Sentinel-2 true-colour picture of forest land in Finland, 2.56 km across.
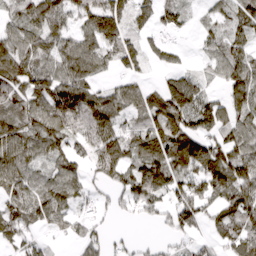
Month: March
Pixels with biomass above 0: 77%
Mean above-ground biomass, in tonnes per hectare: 82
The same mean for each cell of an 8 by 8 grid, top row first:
57 111 80 139 52 66 32 80
93 80 98 88 62 29 42 63
112 107 102 36 41 76 30 100
91 120 144 101 107 143 115 78
101 88 64 119 110 148 106 85
100 62 67 74 146 117 142 106
94 102 40 30 63 100 67 107
64 25 41 31 14 36 40 86
